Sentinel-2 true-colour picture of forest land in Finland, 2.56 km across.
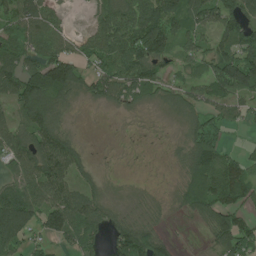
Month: July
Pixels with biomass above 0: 78%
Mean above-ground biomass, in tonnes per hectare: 73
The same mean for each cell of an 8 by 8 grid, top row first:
88 84 1 80 95 84 85 103
82 90 49 85 127 65 61 93
106 191 85 95 100 55 87 131
75 139 6 14 16 39 59 50
97 137 28 2 2 14 96 12
63 134 55 5 2 17 140 85
135 124 103 36 24 26 107 66
103 66 94 70 118 19 30 139
